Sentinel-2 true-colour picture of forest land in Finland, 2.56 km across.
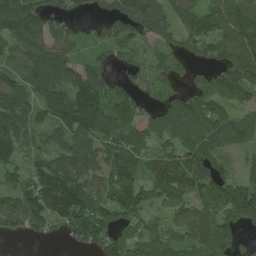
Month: July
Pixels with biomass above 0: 82%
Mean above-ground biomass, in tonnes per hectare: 103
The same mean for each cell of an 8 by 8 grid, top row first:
145 84 29 76 146 84 103 121
97 108 56 90 69 78 77 127
92 132 100 69 88 76 85 137
140 97 185 126 66 111 138 75
118 68 111 109 91 102 105 69
76 151 119 133 102 152 124 70
119 152 190 162 114 93 95 169
19 27 92 109 91 69 129 54
